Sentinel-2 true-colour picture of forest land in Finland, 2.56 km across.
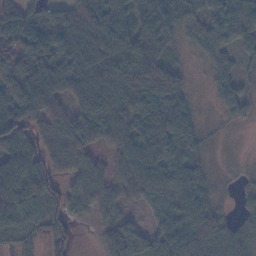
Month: November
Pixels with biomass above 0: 83%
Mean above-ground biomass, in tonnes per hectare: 60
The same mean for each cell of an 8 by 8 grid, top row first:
64 52 66 88 50 55 47 80
88 69 63 97 62 23 48 47
99 92 78 86 69 38 20 36
97 78 60 67 64 81 3 35
100 59 68 49 84 83 12 1
103 97 51 48 88 78 33 4
90 96 32 42 24 66 60 14
43 56 7 69 80 91 83 45
